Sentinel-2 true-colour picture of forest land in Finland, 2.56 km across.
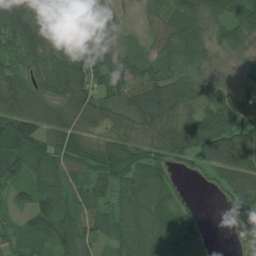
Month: July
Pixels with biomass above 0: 90%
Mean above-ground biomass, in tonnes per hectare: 78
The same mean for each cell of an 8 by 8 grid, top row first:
122 96 58 57 26 95 88 93
76 92 61 58 43 111 71 56
74 90 107 90 77 77 52 56
108 73 83 58 102 87 86 99
135 83 91 86 73 107 119 101
80 90 65 108 89 27 36 93
46 105 71 51 92 69 6 66
68 93 115 51 90 119 42 28
